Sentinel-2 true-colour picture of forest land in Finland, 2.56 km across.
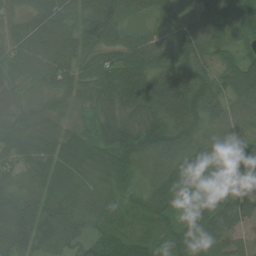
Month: July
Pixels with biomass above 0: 97%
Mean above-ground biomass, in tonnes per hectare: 60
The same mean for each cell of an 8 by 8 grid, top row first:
45 83 78 103 49 42 39 63
77 91 61 70 65 54 44 37
51 67 58 98 102 99 62 66
45 47 35 57 77 92 75 40
69 62 74 78 78 62 34 32
57 81 60 42 34 54 29 40
82 74 63 40 38 33 52 85
89 53 53 39 36 38 58 39
